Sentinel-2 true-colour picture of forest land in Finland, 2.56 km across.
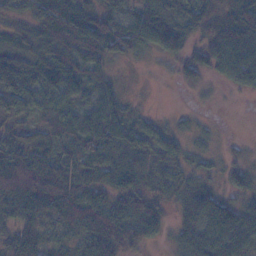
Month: November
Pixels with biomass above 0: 87%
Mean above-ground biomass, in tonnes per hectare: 51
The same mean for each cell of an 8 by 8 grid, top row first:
26 72 86 54 63 58 74 78
46 75 75 55 48 68 53 72
76 71 58 27 2 19 21 45
41 43 41 56 14 8 4 0
56 38 58 69 45 34 14 7
78 70 63 76 56 34 18 40
54 59 75 75 73 33 97 58
54 29 36 92 51 39 82 67
